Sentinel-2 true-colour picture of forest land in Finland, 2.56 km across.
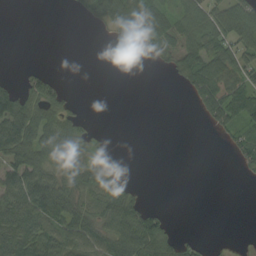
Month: August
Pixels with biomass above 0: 48%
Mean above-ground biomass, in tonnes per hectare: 44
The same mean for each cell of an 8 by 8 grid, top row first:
0 0 13 73 111 80 79 85
0 0 0 0 26 66 90 80
16 40 0 0 0 19 111 90
111 64 23 0 0 0 59 88
121 94 56 7 0 0 0 50
81 72 69 46 0 0 0 7
98 93 57 73 66 1 0 0
94 76 85 84 128 54 7 0
